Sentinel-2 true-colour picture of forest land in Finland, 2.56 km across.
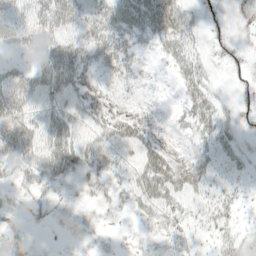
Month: May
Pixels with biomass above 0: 70%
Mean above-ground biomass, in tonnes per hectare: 31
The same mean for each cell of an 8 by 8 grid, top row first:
36 46 40 51 56 54 11 19
22 43 43 44 20 41 15 13
42 56 41 24 17 19 22 7
54 36 34 38 17 15 40 13
72 48 45 45 49 14 33 22
31 43 27 29 51 50 31 23
20 28 21 18 30 38 37 21
35 4 12 6 16 21 16 26
